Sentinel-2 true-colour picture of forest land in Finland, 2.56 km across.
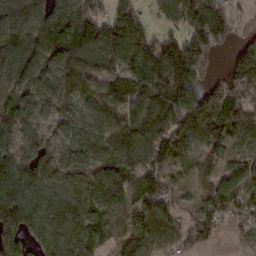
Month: February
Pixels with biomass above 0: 88%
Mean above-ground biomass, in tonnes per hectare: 101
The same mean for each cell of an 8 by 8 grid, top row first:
97 105 131 95 52 100 164 39
99 120 163 146 119 130 134 63
92 67 94 93 143 201 67 108
94 52 52 94 117 172 148 120
77 58 60 86 126 133 98 47
111 88 81 153 137 42 59 87
162 119 109 104 111 59 93 90
98 106 142 67 95 97 72 46
